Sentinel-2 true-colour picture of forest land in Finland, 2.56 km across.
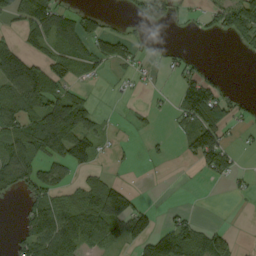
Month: September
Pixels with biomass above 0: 47%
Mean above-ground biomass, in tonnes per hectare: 48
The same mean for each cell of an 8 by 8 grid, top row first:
47 84 50 8 48 26 34 89
63 50 64 58 18 12 0 13
117 99 19 5 12 24 47 0
79 108 85 1 17 31 111 26
77 97 90 12 9 9 111 11
95 64 25 22 0 0 19 16
5 93 79 174 40 10 0 1
30 96 86 69 80 105 76 12
